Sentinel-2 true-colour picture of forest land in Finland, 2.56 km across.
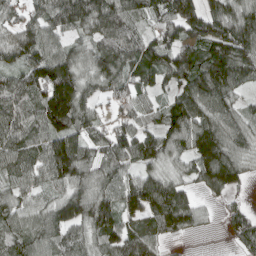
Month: April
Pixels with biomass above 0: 89%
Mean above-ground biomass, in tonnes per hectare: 93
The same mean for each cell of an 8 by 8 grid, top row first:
51 94 111 132 90 115 97 104
91 92 52 115 103 114 99 134
82 152 98 92 68 88 134 89
108 161 109 37 81 114 111 65
105 118 95 104 96 86 134 80
87 97 98 81 74 49 102 67
78 80 120 101 126 165 20 35
78 95 78 110 123 32 3 52
